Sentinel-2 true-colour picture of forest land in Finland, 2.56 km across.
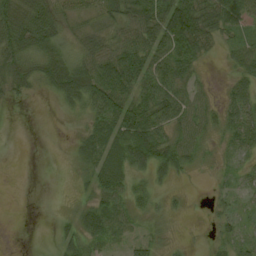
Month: August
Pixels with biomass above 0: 72%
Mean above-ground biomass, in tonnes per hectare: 37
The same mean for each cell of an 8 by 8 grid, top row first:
70 57 21 31 76 129 80 50
60 48 36 50 84 71 34 31
39 43 81 92 82 49 6 29
1 0 18 82 76 51 26 44
0 0 26 50 84 47 14 35
0 0 15 59 21 24 3 14
0 0 29 44 19 9 10 21
0 5 48 25 42 3 6 39
